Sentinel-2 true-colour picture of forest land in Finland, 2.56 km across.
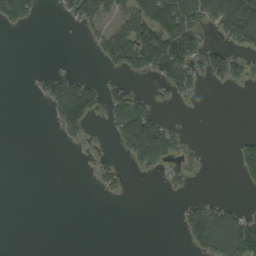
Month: September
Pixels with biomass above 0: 31%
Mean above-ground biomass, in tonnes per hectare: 34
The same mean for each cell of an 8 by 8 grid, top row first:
54 0 43 33 92 119 76 153
0 0 0 73 117 132 48 38
0 26 43 15 8 80 29 30
0 18 138 46 52 2 0 0
0 0 10 13 171 50 2 20
0 0 0 22 6 25 2 23
0 0 0 0 0 6 71 28
0 0 0 0 0 1 117 172
